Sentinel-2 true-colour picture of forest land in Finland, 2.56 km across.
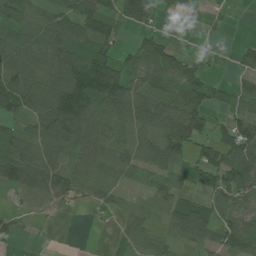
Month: July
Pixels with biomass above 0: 76%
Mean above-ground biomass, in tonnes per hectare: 73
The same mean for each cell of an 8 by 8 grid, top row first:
85 72 105 69 92 25 29 0
116 108 89 66 80 37 12 27
125 109 155 171 83 82 43 37
78 125 153 75 120 113 60 53
103 114 78 92 99 121 54 124
113 106 68 63 45 40 47 125
29 53 15 29 46 82 56 60
21 1 0 16 62 49 71 91
